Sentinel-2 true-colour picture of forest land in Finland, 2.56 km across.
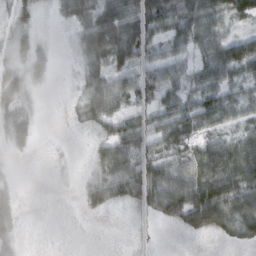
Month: February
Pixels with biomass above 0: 74%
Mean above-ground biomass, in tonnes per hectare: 40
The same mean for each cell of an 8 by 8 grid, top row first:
36 3 44 74 65 89 60 37
47 22 25 99 58 36 53 96
35 21 13 56 53 48 45 35
35 1 21 52 33 63 73 41
31 1 1 58 45 52 47 59
6 1 6 63 77 61 76 83
40 1 10 18 32 67 106 74
30 1 1 1 4 1 7 32
